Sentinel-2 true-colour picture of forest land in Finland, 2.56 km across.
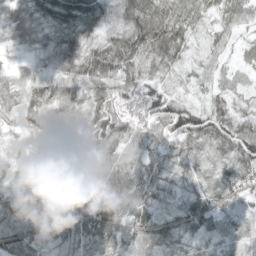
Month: April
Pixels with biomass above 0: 97%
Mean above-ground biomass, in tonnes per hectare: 54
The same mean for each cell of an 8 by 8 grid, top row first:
57 63 78 54 80 61 35 45
31 54 72 75 74 62 33 30
39 40 64 63 54 27 36 29
56 54 50 93 68 65 53 28
28 66 84 49 44 46 47 72
41 39 52 60 62 36 34 58
74 75 67 73 54 37 64 35
78 48 59 55 53 46 40 46
